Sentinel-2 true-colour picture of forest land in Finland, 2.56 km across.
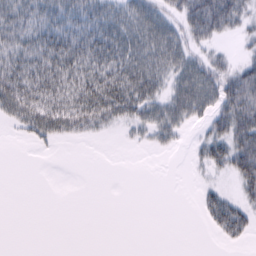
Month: February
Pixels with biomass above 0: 53%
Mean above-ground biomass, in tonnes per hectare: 27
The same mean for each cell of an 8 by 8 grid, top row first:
41 39 43 47 54 33 96 45
35 46 51 56 54 50 25 8
46 45 44 55 57 38 56 61
40 48 46 45 38 43 34 66
3 13 5 0 10 12 33 63
0 0 0 0 0 0 8 44
0 0 0 0 0 0 30 31
0 0 0 0 0 0 1 18
